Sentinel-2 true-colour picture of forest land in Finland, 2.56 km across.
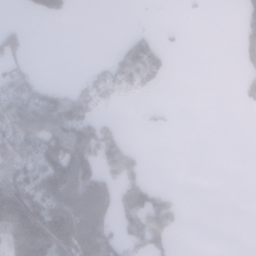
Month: January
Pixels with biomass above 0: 37%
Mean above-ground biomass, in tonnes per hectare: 53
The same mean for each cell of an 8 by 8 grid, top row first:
0 43 0 0 1 0 4 30
57 0 0 10 109 7 0 44
75 11 9 44 93 2 0 27
140 158 100 3 7 3 0 3
132 138 145 96 4 0 0 0
97 138 133 66 47 0 0 0
161 148 128 81 168 49 0 0
135 196 145 102 98 23 0 0
